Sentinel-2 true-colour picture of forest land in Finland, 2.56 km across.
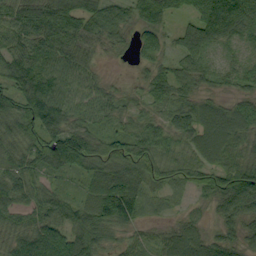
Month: September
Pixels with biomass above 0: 91%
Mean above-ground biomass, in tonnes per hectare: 61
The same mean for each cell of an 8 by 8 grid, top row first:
74 104 82 72 71 44 105 102
66 84 69 29 45 40 52 31
81 96 60 13 29 59 41 50
83 121 60 50 36 56 54 62
54 90 97 57 69 49 79 57
66 44 36 92 73 42 47 69
53 57 55 116 40 12 26 72
53 85 77 31 29 75 61 44
